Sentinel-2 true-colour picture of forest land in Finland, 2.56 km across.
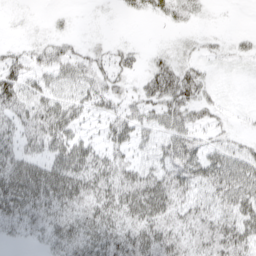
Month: April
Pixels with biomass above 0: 69%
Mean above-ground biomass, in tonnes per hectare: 40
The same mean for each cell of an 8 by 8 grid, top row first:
2 5 1 2 10 19 4 0
15 39 20 19 9 13 11 10
71 39 55 45 29 60 17 1
55 64 40 40 36 55 25 4
48 63 56 44 25 58 32 19
89 86 79 61 53 56 58 62
73 56 51 63 86 48 41 62
11 27 52 59 73 51 54 66
